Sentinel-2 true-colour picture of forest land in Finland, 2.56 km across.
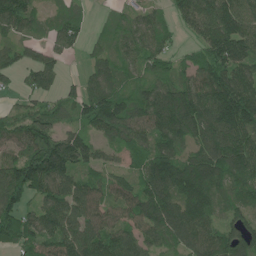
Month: June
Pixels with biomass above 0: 88%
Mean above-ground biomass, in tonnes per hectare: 107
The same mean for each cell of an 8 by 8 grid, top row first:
136 48 59 26 58 59 139 143
60 68 43 72 97 40 120 152
45 77 56 111 77 90 136 150
51 81 84 175 114 167 147 189
104 144 104 66 91 106 130 135
145 175 78 67 119 158 145 106
127 108 110 92 130 149 116 80
106 110 145 124 103 108 126 156
